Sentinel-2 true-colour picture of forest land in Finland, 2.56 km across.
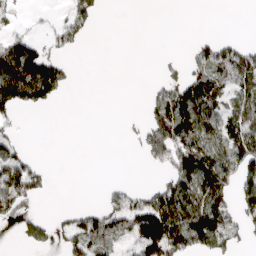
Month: April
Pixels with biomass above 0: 42%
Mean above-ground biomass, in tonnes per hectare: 60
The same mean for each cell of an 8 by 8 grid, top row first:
22 10 77 0 0 0 0 0
151 57 23 0 0 1 67 62
205 176 1 0 2 57 94 77
43 10 0 0 26 142 104 87
40 0 0 0 63 150 111 112
113 22 0 1 0 120 155 116
48 2 32 78 120 158 165 88
13 40 88 59 128 144 121 52
